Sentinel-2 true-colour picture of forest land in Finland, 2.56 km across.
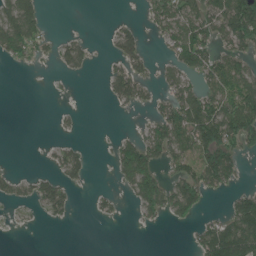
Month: June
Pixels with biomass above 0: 41%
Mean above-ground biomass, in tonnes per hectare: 42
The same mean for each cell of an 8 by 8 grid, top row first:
108 17 0 4 15 81 83 135
74 23 40 23 34 69 68 62
0 2 3 42 39 47 61 82
0 0 8 4 10 82 123 110
0 5 13 15 80 84 130 65
20 28 28 14 113 50 98 25
13 44 4 16 50 73 16 77
1 0 0 0 0 0 79 116
